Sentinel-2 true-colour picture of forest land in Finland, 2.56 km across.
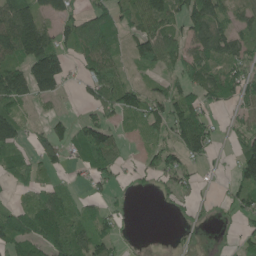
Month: June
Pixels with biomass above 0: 64%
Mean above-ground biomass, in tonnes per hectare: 70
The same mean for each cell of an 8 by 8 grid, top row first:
153 70 64 91 100 65 147 52
146 157 93 72 92 68 109 63
142 189 43 86 25 56 86 89
93 18 20 78 83 93 53 44
98 77 88 84 28 78 78 64
63 29 18 41 30 64 6 83
65 128 56 35 0 15 10 54
112 113 92 63 1 5 2 42
